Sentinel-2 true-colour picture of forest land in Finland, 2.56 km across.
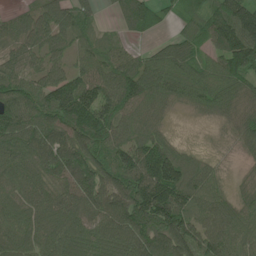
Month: June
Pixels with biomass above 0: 91%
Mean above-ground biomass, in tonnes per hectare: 92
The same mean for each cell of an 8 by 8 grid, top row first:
44 96 79 22 92 34 99 151
80 101 58 51 23 79 70 190
95 101 96 93 106 90 88 96
117 113 166 103 74 21 46 78
107 124 112 100 105 39 7 46
90 83 120 96 141 145 76 24
91 105 110 113 148 149 96 74
96 112 90 103 107 114 110 86
